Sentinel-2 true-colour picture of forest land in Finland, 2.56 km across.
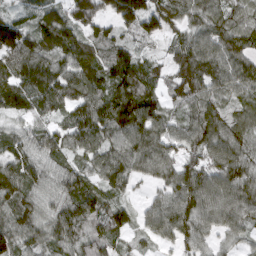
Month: March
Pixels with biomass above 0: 94%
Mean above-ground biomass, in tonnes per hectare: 85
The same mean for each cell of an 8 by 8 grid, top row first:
42 83 113 89 143 85 91 61
137 100 115 82 32 59 101 86
103 120 113 94 103 77 110 88
66 58 88 123 124 45 90 56
67 81 79 89 111 76 95 81
104 76 65 83 55 87 88 93
91 68 97 74 35 103 104 100
103 88 88 66 33 69 58 45
